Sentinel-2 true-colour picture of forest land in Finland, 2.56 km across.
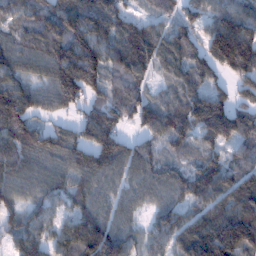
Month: January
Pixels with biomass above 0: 91%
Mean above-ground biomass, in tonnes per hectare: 108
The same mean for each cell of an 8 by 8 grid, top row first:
80 103 160 114 44 67 81 122
90 125 172 125 161 119 116 211
97 92 175 76 67 85 83 93
180 58 58 98 113 104 223 102
129 104 102 114 57 68 78 91
96 87 104 82 86 89 133 116
66 68 84 70 51 87 110 153
82 81 159 149 69 96 212 219
